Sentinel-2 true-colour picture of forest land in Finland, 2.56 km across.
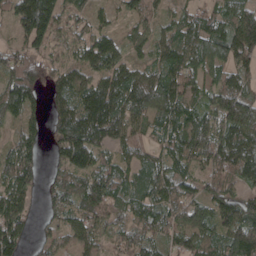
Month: April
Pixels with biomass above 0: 89%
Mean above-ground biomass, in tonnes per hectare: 86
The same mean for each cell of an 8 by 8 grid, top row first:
55 143 55 35 67 49 73 97
46 61 68 73 53 105 113 122
107 71 76 99 96 113 66 79
75 51 114 123 91 99 97 153
79 49 148 72 49 90 157 121
120 37 97 90 77 86 78 95
95 41 95 90 84 102 88 93
103 51 62 50 71 57 76 160
